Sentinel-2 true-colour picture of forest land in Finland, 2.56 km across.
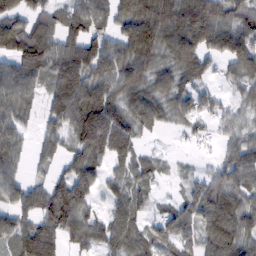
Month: February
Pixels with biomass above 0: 83%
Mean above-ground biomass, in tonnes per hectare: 82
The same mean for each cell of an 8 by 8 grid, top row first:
76 68 114 90 122 125 137 98
97 105 118 86 121 121 88 129
110 77 124 106 88 81 45 81
77 65 141 121 99 76 62 38
70 51 95 124 24 7 24 68
59 48 103 38 57 14 52 94
81 116 95 45 42 54 103 88
81 103 62 68 61 90 70 90
